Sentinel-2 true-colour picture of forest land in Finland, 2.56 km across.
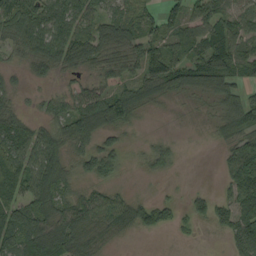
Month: September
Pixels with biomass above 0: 75%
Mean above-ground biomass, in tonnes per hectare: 62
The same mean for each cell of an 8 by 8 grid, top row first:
109 94 72 57 65 48 78 55
48 89 86 70 77 62 106 71
16 27 28 43 76 94 108 60
44 38 87 122 34 8 25 116
108 91 67 38 19 17 7 71
106 118 49 48 13 9 0 117
57 79 89 77 62 32 54 98
59 109 86 30 3 7 2 102
